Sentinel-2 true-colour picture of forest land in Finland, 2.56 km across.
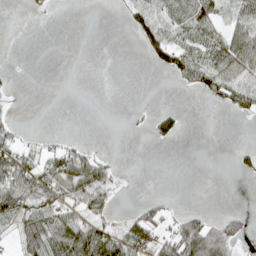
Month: April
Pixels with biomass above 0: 37%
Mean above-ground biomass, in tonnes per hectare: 31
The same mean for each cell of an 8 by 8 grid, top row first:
0 5 0 2 67 64 66 45
0 0 0 0 37 66 65 89
1 0 0 0 0 21 60 52
5 0 0 0 3 19 1 30
38 14 18 0 0 9 0 3
82 63 106 30 0 0 0 10
76 66 57 24 30 10 6 5
44 98 102 86 53 84 106 33
